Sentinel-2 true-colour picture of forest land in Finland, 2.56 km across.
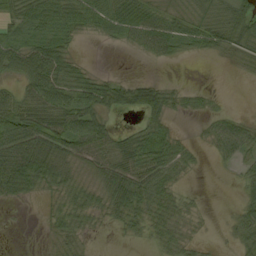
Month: September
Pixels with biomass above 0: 68%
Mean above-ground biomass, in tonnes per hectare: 34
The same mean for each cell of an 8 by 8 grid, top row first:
38 55 52 62 61 32 34 51
44 54 7 5 38 32 38 36
33 73 40 27 20 4 0 1
60 71 61 35 60 19 17 8
68 65 58 45 49 32 17 46
75 52 22 57 63 30 1 18
6 14 40 41 47 28 4 19
0 8 20 3 15 36 7 33
